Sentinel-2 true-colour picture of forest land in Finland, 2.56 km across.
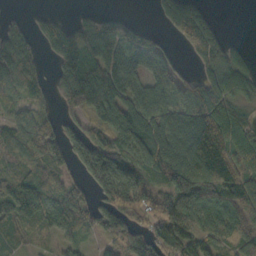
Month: October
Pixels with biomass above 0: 78%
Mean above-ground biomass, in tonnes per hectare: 90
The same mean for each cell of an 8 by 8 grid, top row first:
17 31 25 33 2 100 51 0
115 62 132 134 114 24 121 28
101 49 164 134 71 85 73 82
47 33 76 94 110 97 162 77
83 104 107 98 138 116 217 124
78 109 50 156 93 146 147 135
114 81 97 98 77 155 94 125
53 22 41 76 69 100 87 113
